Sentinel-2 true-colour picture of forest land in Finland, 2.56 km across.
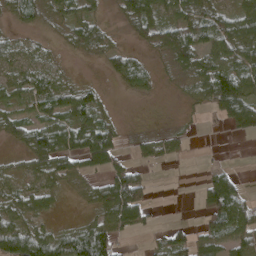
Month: April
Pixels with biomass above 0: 66%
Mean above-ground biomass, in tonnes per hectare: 47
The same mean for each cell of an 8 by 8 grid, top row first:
37 30 54 9 59 45 65 58
42 18 37 35 23 99 54 82
48 49 13 19 36 14 89 99
33 64 69 17 1 4 28 81
23 81 69 70 25 27 0 1
36 62 54 71 39 0 38 24
50 32 11 96 57 0 73 92
116 81 96 73 6 53 76 75
